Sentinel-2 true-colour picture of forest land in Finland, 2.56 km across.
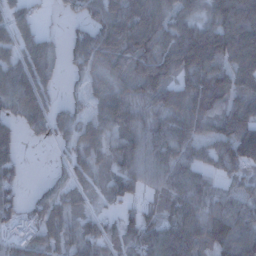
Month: December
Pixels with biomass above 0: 84%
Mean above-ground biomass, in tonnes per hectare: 75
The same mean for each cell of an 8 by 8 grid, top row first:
61 7 40 86 110 79 72 122
69 49 97 98 107 123 153 134
97 59 36 66 92 80 105 92
55 60 41 84 64 99 98 94
63 24 64 65 84 88 68 140
49 13 43 50 64 79 50 50
74 75 32 25 51 71 80 74
71 69 68 58 86 116 105 119
